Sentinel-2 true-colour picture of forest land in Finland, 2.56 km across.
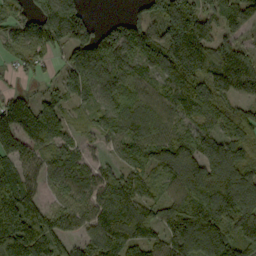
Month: September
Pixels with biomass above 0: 88%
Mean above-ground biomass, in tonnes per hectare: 124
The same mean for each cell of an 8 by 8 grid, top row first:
86 164 99 15 92 181 85 117
87 112 139 139 160 210 163 100
21 40 123 118 94 140 131 104
170 136 46 111 134 99 132 78
142 110 59 61 126 142 101 111
144 93 86 79 109 144 194 142
204 105 105 143 131 142 197 188
191 171 79 146 153 163 217 143
